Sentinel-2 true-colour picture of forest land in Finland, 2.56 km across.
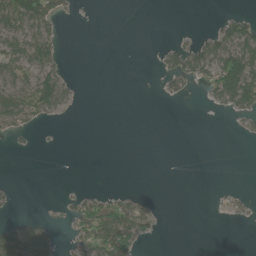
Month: June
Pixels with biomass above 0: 27%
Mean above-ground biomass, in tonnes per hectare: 23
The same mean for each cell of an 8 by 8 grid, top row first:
104 95 4 0 0 0 1 28
62 61 0 0 0 34 58 94
48 69 4 0 0 34 43 140
70 34 2 0 0 0 4 44
5 1 0 0 0 0 0 1
0 0 0 0 0 0 0 0
5 2 42 55 30 0 0 11
77 45 30 95 24 0 0 0
